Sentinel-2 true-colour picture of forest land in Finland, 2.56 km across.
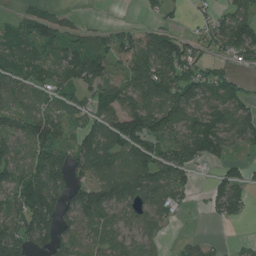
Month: July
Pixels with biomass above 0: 73%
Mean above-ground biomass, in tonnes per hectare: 80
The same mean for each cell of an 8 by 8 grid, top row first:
22 60 19 0 19 15 35 97
66 78 91 94 153 124 53 111
70 64 110 72 130 121 96 45
91 73 56 99 140 114 100 91
71 136 73 115 129 91 127 58
99 149 59 104 118 91 12 59
104 158 104 82 82 48 19 50
134 93 88 76 73 11 15 7
